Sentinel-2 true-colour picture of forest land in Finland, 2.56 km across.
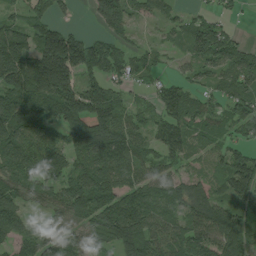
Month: July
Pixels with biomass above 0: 83%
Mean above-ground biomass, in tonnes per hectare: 99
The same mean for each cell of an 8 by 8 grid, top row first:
49 63 5 135 31 37 39 15
154 198 153 91 32 26 130 71
160 221 97 76 33 42 47 103
162 126 172 115 39 93 86 95
133 128 156 153 79 101 61 54
121 115 110 154 89 58 52 137
102 74 150 150 134 82 136 73
86 94 83 131 123 92 120 128
